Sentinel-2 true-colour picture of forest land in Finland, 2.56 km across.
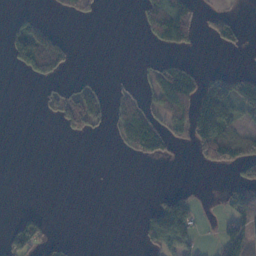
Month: November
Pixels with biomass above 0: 29%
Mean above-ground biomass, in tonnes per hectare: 33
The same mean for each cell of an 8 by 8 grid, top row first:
18 11 26 0 43 115 25 14
71 104 1 0 3 40 5 19
1 42 20 7 21 125 50 55
0 17 106 31 70 59 146 57
0 0 1 7 88 27 95 64
0 0 0 0 0 0 0 29
6 2 0 0 9 102 5 78
74 41 2 0 27 91 3 75
